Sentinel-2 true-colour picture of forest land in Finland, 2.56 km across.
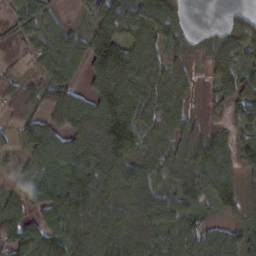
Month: February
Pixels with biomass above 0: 83%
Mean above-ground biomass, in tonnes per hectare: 70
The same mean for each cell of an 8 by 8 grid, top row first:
34 38 18 80 74 47 0 29
10 71 75 160 71 39 35 57
40 81 40 115 82 55 22 61
57 63 129 125 70 66 14 44
31 91 114 178 63 62 76 53
37 98 105 115 73 42 85 51
102 136 74 97 88 75 33 42
116 103 62 74 97 92 94 51
